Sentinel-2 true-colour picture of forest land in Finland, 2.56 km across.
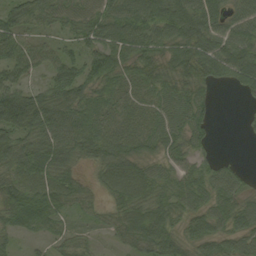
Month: September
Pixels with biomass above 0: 86%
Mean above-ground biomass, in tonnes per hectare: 57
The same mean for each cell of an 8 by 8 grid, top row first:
56 63 71 77 101 107 78 51
50 40 32 70 67 74 85 82
56 38 64 59 54 60 49 54
135 97 75 42 36 61 29 5
70 82 75 58 47 50 28 2
63 73 35 60 60 51 49 29
75 79 35 37 65 56 55 56
22 27 31 19 72 58 59 50
